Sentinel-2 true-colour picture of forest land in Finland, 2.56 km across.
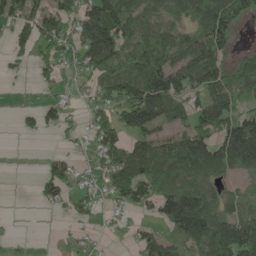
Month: May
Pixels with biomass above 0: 65%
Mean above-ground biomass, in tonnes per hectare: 74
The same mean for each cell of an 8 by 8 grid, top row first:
88 102 87 129 86 59 143 104
44 81 108 130 87 82 110 31
10 34 29 93 143 122 127 79
12 49 21 77 165 78 115 83
0 0 28 99 83 85 105 189
0 66 45 98 116 80 71 46
0 17 45 28 43 145 98 63
9 1 30 10 57 65 156 165
